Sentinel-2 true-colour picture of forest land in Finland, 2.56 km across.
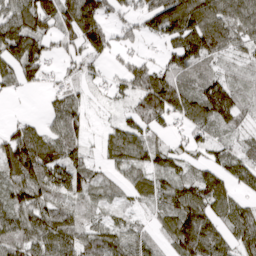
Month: March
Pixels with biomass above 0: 84%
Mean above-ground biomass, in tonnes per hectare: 69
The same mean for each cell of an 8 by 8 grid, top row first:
72 96 139 40 63 135 126 89
109 51 72 56 22 85 126 43
59 32 36 22 111 92 70 28
6 31 47 10 104 82 109 59
104 83 55 57 78 26 41 32
99 99 88 26 49 80 81 61
85 74 48 29 22 102 104 62
81 88 73 72 45 83 123 65
